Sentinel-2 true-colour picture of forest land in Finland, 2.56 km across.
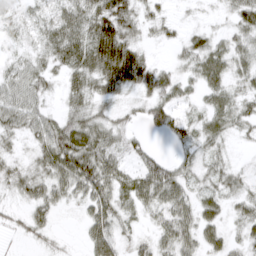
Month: March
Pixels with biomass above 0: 82%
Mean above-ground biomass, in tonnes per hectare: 32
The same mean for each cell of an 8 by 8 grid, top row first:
21 28 55 81 23 7 4 31
17 40 63 94 21 13 33 23
40 28 38 65 55 28 39 21
49 24 32 20 24 30 29 23
11 51 69 36 17 28 27 7
23 40 73 50 43 37 25 20
11 33 18 43 29 53 29 21
7 11 8 45 15 52 29 20
